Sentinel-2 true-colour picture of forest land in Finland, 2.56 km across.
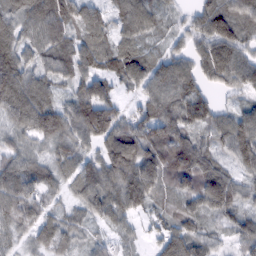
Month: February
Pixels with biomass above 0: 92%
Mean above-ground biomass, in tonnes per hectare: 78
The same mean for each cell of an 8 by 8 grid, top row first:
76 128 84 60 85 25 88 108
85 88 84 76 53 35 81 80
125 73 81 71 79 117 55 80
99 115 112 99 68 104 76 58
49 55 63 110 110 106 48 113
99 66 80 106 149 101 105 54
101 50 50 87 60 56 72 58
36 67 40 34 20 93 59 57
